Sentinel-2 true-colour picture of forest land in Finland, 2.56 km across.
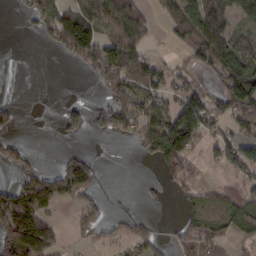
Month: February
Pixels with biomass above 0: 50%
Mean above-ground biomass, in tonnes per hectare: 59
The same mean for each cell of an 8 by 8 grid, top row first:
5 80 110 94 55 89 117 75
0 28 153 98 60 25 141 74
0 0 5 86 92 46 14 107
35 0 41 118 86 119 96 88
38 0 9 4 78 168 42 77
38 66 90 0 4 64 5 59
127 54 53 5 8 10 40 93
161 103 13 27 51 35 65 46
